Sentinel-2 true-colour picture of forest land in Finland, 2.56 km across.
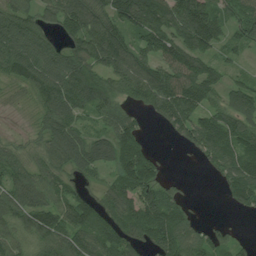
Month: July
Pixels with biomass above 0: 82%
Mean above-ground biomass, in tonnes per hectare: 84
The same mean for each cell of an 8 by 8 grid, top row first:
82 63 142 97 136 125 132 83
94 70 96 138 88 104 92 56
57 87 97 94 128 120 104 36
17 68 65 73 45 113 87 100
38 73 91 106 60 30 140 120
78 69 51 59 132 12 21 128
95 92 98 80 128 103 1 44
77 95 93 104 78 120 70 22
